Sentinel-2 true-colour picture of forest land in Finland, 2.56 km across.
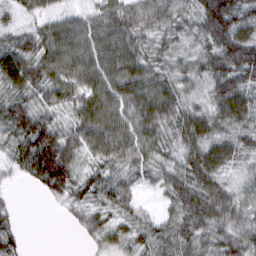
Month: March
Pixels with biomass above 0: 90%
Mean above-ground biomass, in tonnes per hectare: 58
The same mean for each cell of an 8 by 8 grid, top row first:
33 51 44 70 65 53 94 74
71 81 87 91 48 39 59 92
79 74 86 84 71 55 57 70
79 46 70 80 75 60 52 67
59 90 64 90 66 44 70 50
22 98 48 48 38 55 78 27
11 4 35 47 24 52 86 58
40 0 9 38 40 59 59 62
